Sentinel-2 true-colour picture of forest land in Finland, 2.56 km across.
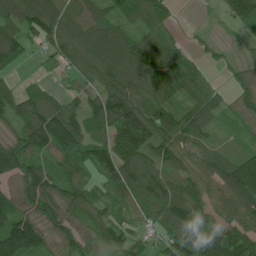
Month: June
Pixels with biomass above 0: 88%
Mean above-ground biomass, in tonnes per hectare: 91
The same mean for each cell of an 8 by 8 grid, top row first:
116 159 109 67 83 38 7 124
111 63 109 128 101 58 29 26
40 17 49 110 92 128 39 58
106 114 74 167 144 97 83 66
107 127 121 130 125 115 58 32
104 99 55 87 98 69 84 165
99 113 87 55 63 125 67 118
211 83 69 69 49 104 102 98
